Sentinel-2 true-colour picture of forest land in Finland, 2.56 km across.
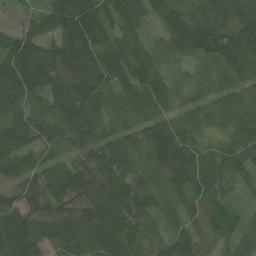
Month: July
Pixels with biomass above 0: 95%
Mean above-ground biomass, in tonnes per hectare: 79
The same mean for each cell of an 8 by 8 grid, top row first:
13 55 115 79 62 50 75 95
109 76 122 75 52 72 92 170
149 112 113 98 114 53 62 87
85 91 149 79 77 59 65 70
111 75 63 77 83 103 42 64
55 71 66 96 69 75 102 66
65 49 52 94 82 52 72 35
105 61 75 96 44 62 43 76
